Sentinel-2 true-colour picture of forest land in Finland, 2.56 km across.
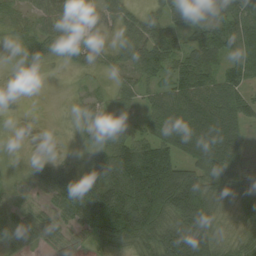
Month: August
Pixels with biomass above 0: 82%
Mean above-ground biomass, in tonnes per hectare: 59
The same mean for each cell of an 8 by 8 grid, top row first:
31 48 49 31 36 44 48 78
17 36 27 22 66 51 90 89
17 1 5 22 37 66 67 53
6 0 27 40 37 93 84 59
2 4 22 80 74 88 85 58
16 59 83 101 167 132 96 73
33 36 137 159 150 125 101 47
42 42 23 104 87 80 80 44
